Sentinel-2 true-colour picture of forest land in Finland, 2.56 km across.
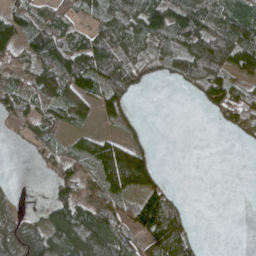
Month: May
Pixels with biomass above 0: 64%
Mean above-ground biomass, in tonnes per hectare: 69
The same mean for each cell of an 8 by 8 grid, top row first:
89 67 44 90 117 114 104 89
92 142 97 123 79 106 187 132
77 85 120 126 41 47 138 71
66 62 44 82 6 0 33 109
6 48 46 91 53 0 0 9
3 32 85 130 140 1 0 0
16 56 108 69 108 67 0 0
66 88 132 102 65 120 3 0
